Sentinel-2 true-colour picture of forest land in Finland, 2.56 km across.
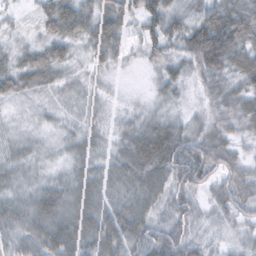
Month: February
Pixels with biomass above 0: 96%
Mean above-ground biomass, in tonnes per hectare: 47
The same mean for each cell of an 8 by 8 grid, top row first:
13 55 70 57 59 50 67 86
29 49 26 51 43 40 112 74
52 39 22 12 7 39 43 54
12 17 24 15 27 25 33 55
32 21 36 28 73 84 68 32
35 25 41 45 69 75 65 60
51 62 56 53 51 61 26 55
46 67 63 65 60 71 19 25
